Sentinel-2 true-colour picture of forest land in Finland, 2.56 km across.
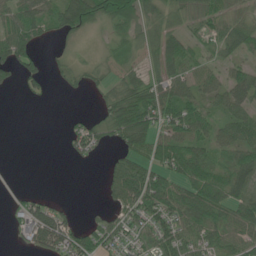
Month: June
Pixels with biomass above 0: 66%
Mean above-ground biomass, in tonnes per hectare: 42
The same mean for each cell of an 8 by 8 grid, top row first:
53 41 96 84 57 26 46 37
78 8 14 24 26 41 30 44
28 23 21 27 45 51 40 49
0 0 7 44 70 65 33 43
0 0 52 23 56 71 45 50
2 0 0 39 80 53 52 57
25 41 5 33 81 79 76 59
23 81 56 55 46 77 57 53
